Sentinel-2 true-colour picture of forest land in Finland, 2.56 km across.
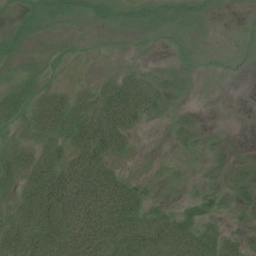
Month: July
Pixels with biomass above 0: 59%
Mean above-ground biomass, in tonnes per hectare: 28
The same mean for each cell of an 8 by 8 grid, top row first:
9 27 13 14 17 12 2 1
21 11 9 4 4 13 5 2
14 14 4 28 39 17 2 1
27 56 49 75 44 7 2 0
19 30 47 63 1 10 8 2
33 65 66 45 6 4 11 19
32 66 69 79 50 17 25 19
57 64 75 72 75 65 46 31
